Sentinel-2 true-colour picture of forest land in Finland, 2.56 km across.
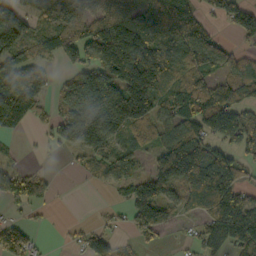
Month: October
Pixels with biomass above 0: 69%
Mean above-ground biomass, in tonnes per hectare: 94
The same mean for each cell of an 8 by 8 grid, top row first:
116 79 74 89 111 105 35 100
107 56 114 248 183 133 83 31
124 60 107 176 219 85 62 94
157 37 183 215 132 93 105 90
5 29 136 87 44 138 96 87
113 36 18 64 67 169 205 79
37 19 0 19 118 56 115 146
136 4 42 57 26 8 121 140
